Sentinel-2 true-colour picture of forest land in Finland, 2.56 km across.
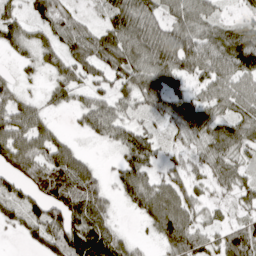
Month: April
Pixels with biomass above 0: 80%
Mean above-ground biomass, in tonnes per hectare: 65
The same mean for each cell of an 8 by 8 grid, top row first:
50 64 29 61 75 61 60 27
42 59 78 87 86 89 82 119
31 27 57 53 83 56 77 79
89 31 42 67 49 62 71 69
108 84 16 34 66 35 67 70
77 117 113 22 80 54 53 51
67 100 114 30 73 107 44 42
6 87 111 74 13 102 57 89
